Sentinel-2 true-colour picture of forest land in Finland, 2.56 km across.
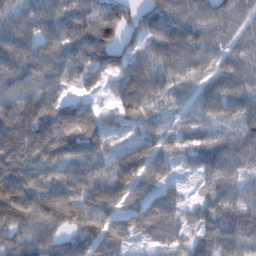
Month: February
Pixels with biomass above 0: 93%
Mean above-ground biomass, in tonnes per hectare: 75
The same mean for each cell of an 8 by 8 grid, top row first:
43 51 74 84 67 68 80 69
66 65 109 125 58 101 64 55
63 57 58 44 107 63 62 70
105 93 74 50 90 37 57 65
125 128 95 34 60 63 81 73
109 67 83 69 91 31 71 55
145 126 106 93 89 61 65 84
64 66 75 72 35 50 83 81
